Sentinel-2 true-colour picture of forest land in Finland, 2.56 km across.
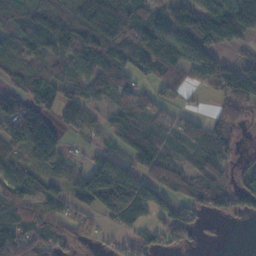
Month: November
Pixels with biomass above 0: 77%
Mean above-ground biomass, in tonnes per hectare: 81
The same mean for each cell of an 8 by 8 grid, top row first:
66 93 146 156 97 147 124 173
76 79 117 152 158 162 140 39
68 90 81 98 45 65 71 107
133 64 79 41 64 30 17 59
89 140 9 32 119 55 83 22
58 58 73 179 96 74 68 45
72 60 50 157 101 64 60 48
82 60 26 20 52 57 5 0
